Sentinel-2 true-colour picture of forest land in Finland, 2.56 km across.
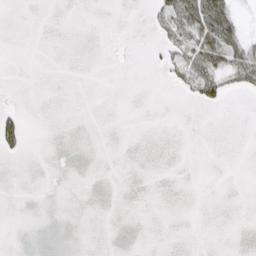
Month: March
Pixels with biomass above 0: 11%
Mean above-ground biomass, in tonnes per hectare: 7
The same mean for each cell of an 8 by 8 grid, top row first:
0 0 0 0 4 54 75 14
0 0 0 0 1 33 47 37
0 0 0 0 0 18 48 39
14 0 0 0 0 0 2 0
33 0 0 0 0 0 0 0
0 0 0 0 0 0 0 0
0 0 0 0 0 0 0 0
0 0 0 0 0 0 0 0
